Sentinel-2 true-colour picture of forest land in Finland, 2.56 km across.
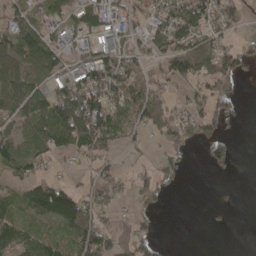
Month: April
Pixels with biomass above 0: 60%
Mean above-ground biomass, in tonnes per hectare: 56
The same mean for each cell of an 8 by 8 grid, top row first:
47 43 47 60 41 82 86 37
78 73 36 80 37 84 71 50
66 49 95 128 69 79 59 44
51 80 176 89 72 39 74 19
70 73 97 53 19 53 76 5
42 32 19 43 49 35 6 2
44 130 100 50 37 0 3 0
70 48 103 90 72 0 0 0
